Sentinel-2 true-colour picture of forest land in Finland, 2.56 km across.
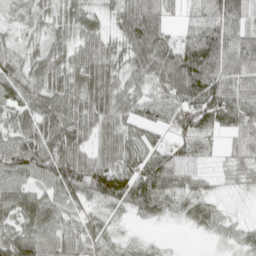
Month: April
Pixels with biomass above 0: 88%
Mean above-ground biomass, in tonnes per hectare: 56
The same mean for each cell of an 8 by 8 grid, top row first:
21 32 53 36 93 18 56 66
28 41 54 50 98 81 115 70
58 60 69 71 46 113 108 72
56 73 72 73 49 65 108 76
64 82 66 70 67 38 18 46
57 71 86 108 100 71 21 26
63 59 33 33 48 18 30 4
67 56 54 22 7 2 8 26
